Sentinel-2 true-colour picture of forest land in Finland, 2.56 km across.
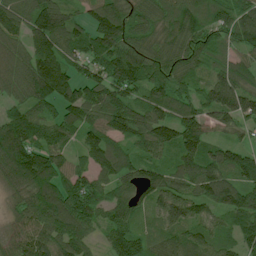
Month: July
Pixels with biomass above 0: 94%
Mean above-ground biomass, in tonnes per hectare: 114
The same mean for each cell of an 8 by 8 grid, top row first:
120 159 54 154 87 108 103 98
83 158 92 131 114 115 111 75
107 224 110 143 146 108 84 125
91 90 128 142 110 107 100 136
203 120 76 105 107 128 95 58
129 191 104 120 111 99 137 125
60 176 180 117 59 108 88 150
74 116 119 91 85 94 85 75
